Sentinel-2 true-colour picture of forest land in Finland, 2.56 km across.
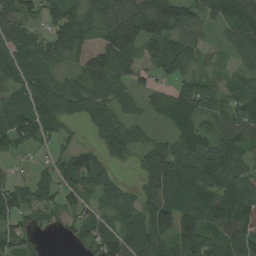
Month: August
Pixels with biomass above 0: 81%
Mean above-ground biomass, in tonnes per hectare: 76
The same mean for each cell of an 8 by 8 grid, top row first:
89 64 96 97 133 118 72 150
78 90 82 112 77 85 25 68
66 86 70 99 36 60 50 46
99 89 55 66 38 82 58 71
92 37 23 64 57 76 81 78
32 43 93 36 61 104 104 79
90 70 48 60 80 109 99 89
91 12 48 103 103 106 84 96
